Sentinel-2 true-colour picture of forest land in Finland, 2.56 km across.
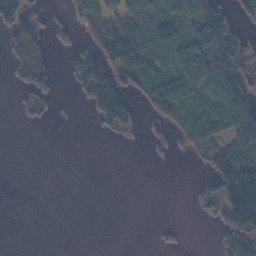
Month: November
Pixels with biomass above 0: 43%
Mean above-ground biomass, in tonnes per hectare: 46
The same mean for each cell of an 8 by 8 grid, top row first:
94 18 62 66 70 82 123 33
68 42 31 125 96 107 129 73
33 56 67 75 73 108 104 86
11 16 3 112 31 77 97 113
0 0 0 7 18 38 81 94
0 0 0 0 0 0 41 144
0 0 0 0 0 0 25 142
0 0 0 0 0 11 1 83
